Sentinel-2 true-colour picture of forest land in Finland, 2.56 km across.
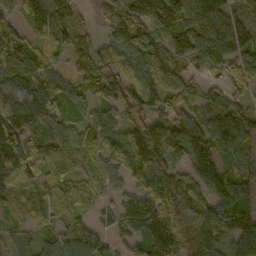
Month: October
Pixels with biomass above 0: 90%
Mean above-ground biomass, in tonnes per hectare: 92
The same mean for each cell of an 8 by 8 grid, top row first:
48 120 39 60 112 118 147 85
84 66 62 90 102 82 122 92
86 81 67 110 118 83 49 62
140 112 55 62 83 77 86 76
136 114 102 80 160 114 98 93
109 113 72 75 120 117 112 93
67 91 86 44 58 107 113 84
56 64 143 54 84 104 150 111
